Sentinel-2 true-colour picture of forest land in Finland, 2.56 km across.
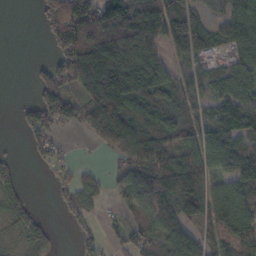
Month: October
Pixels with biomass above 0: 71%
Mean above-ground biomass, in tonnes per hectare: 93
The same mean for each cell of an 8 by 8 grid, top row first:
0 115 154 156 173 123 54 129
0 34 195 179 123 81 82 46
0 113 144 198 208 82 69 94
20 134 84 198 129 98 75 136
3 54 4 100 121 96 103 90
29 18 60 55 173 149 92 134
48 5 66 20 110 143 124 132
21 40 41 28 101 156 88 145
